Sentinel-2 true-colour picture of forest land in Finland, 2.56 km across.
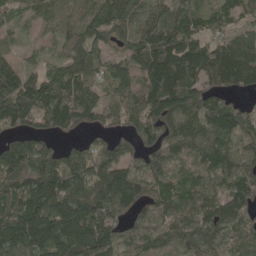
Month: May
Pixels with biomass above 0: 90%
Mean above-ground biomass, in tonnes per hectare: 116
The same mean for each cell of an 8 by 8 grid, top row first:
41 58 87 128 89 111 82 74
36 24 122 75 140 166 115 127
127 99 121 101 115 153 110 109
168 124 140 108 130 130 131 76
98 53 48 79 91 109 134 100
145 167 140 190 101 93 108 125
170 214 187 220 85 117 120 104
149 171 199 117 92 87 111 71
